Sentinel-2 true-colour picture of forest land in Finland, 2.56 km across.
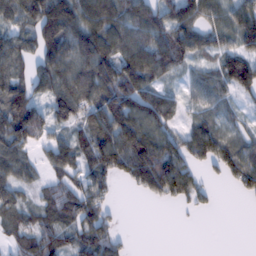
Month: February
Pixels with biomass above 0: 76%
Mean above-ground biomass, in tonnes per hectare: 83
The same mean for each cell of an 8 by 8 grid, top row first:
80 150 118 115 119 98 75 116
87 112 116 110 108 112 64 98
88 119 134 134 108 29 64 152
130 76 94 152 148 76 51 32
114 65 75 148 142 81 109 72
81 42 66 70 102 142 21 97
82 66 111 29 1 19 16 1
59 81 75 61 0 0 0 0
